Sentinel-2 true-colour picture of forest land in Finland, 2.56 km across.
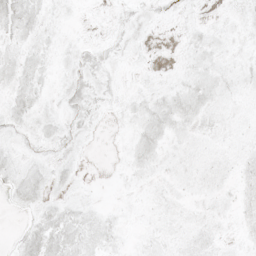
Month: May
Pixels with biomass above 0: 54%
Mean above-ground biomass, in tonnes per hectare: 4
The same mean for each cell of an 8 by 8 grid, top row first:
10 4 1 2 3 2 1 1
5 4 4 4 2 1 6 3
7 3 7 3 2 2 8 6
6 4 8 2 7 10 7 3
3 4 3 0 9 4 4 4
7 6 2 0 4 4 6 5
3 6 6 2 1 4 3 5
4 12 10 5 3 4 6 3
